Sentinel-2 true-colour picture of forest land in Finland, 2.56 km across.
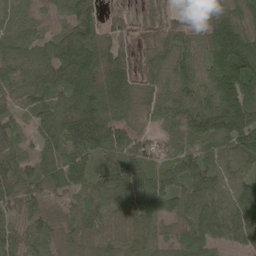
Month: May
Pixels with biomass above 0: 92%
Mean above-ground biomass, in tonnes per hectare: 85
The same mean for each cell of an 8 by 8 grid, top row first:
27 22 88 34 20 16 65 107
86 78 144 92 28 88 100 163
89 106 150 136 57 87 87 172
42 99 163 120 56 107 124 137
76 87 121 105 79 82 82 135
103 84 80 78 75 72 111 103
76 51 64 62 68 51 136 138
46 44 50 40 52 43 77 88
